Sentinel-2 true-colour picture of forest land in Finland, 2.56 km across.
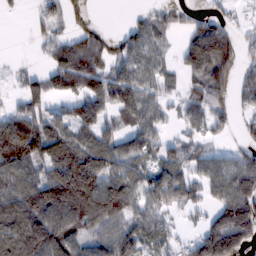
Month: February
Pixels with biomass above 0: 70%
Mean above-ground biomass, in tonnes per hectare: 79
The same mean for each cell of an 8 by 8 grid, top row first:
7 36 17 0 29 36 36 13
4 38 80 47 72 25 154 59
15 70 107 89 70 30 115 48
59 58 84 65 86 30 83 36
174 158 113 83 73 42 29 25
103 97 223 113 73 98 91 116
117 149 192 167 76 52 51 148
142 138 68 86 74 38 136 130
